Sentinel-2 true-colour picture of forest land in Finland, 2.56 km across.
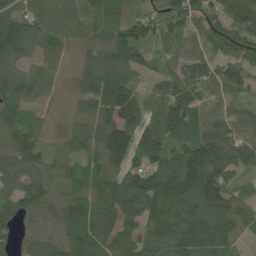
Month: June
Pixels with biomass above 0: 95%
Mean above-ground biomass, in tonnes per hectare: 105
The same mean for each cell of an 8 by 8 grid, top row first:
123 83 76 69 68 108 97 117
178 90 76 118 89 69 64 100
148 81 85 121 56 104 101 81
88 44 78 148 110 136 71 66
97 63 100 199 132 102 154 122
113 94 80 115 155 156 193 76
97 91 114 122 119 131 142 94
73 97 118 101 103 138 137 53
